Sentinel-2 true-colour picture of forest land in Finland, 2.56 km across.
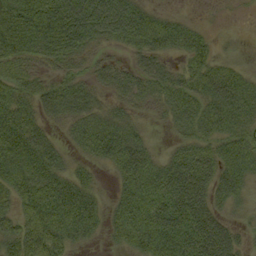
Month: September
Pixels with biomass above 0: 80%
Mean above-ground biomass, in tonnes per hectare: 49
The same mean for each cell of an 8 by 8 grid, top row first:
79 96 101 100 53 18 2 2
63 64 51 25 50 36 35 6
46 24 31 32 40 37 63 46
57 30 45 29 13 38 54 54
65 39 37 65 35 24 45 58
54 55 28 19 69 65 59 61
57 88 67 28 76 67 61 22
67 85 24 19 71 72 83 31
